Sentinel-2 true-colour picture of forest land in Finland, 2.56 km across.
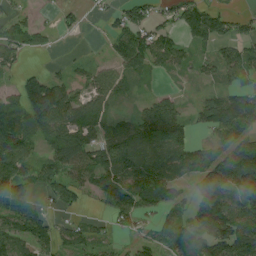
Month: August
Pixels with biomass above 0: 73%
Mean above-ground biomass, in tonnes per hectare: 65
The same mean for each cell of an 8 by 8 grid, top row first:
39 6 21 34 41 49 63 29
63 20 2 36 100 65 38 61
25 64 28 71 23 18 35 57
96 153 86 40 53 59 66 87
120 58 103 93 85 58 54 69
111 57 66 93 97 47 90 87
113 42 29 68 61 43 133 111
92 75 55 22 43 116 107 112
